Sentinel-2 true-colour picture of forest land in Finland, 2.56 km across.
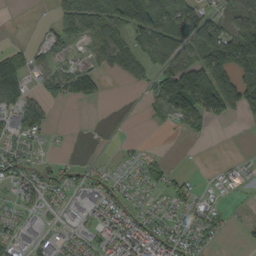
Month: September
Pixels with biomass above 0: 56%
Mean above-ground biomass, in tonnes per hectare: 49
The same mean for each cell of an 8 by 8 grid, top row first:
0 7 146 98 166 95 61 72
26 34 15 79 75 88 127 148
99 51 75 7 26 152 123 79
71 28 0 0 8 86 110 41
39 12 2 4 8 1 4 0
57 36 26 27 40 22 6 17
35 34 39 61 31 45 38 6
42 30 43 67 74 67 34 6
